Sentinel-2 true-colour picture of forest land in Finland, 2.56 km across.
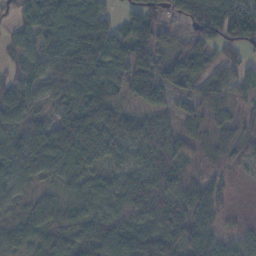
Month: November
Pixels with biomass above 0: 94%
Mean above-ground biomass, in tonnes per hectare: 54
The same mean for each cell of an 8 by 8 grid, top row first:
27 86 82 35 68 40 90 81
39 66 88 68 110 53 83 46
42 51 62 61 94 73 56 45
46 33 100 79 41 35 40 28
61 77 83 47 50 47 28 35
52 38 52 32 46 40 33 16
30 45 45 48 53 49 56 14
44 54 53 67 72 54 50 32
